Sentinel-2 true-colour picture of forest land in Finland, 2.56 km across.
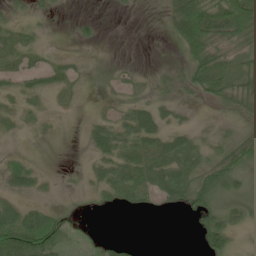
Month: June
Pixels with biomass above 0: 55%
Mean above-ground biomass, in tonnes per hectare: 23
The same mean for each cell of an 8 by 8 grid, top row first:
19 8 6 2 0 64 83 70
28 9 4 0 0 17 65 25
20 16 10 10 11 15 52 43
14 12 4 12 25 10 2 30
1 3 2 35 38 22 19 38
29 6 6 34 35 29 44 28
38 15 5 10 14 13 48 27
84 68 10 11 0 0 37 7
